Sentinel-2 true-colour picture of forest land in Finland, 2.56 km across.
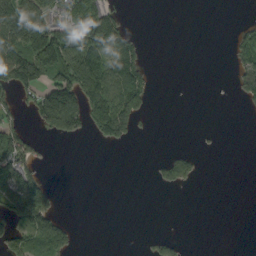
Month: September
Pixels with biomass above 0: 32%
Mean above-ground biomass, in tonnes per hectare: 56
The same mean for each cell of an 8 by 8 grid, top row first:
222 122 109 81 0 0 0 1
151 219 185 152 31 0 0 50
149 102 217 161 95 0 0 63
43 181 146 233 58 0 0 5
83 5 4 44 0 0 2 0
74 21 0 0 0 82 1 0
110 104 0 0 0 0 0 0
86 130 8 0 8 19 0 0
